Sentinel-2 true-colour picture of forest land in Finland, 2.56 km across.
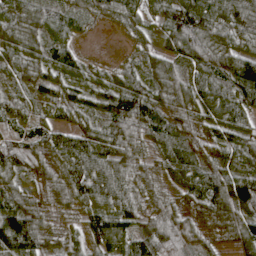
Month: April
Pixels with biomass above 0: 96%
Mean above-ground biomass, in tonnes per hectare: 68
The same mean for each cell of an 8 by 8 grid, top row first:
58 67 37 47 60 98 106 108
80 75 27 2 35 70 93 67
44 65 48 47 75 72 72 99
48 30 46 85 98 58 75 76
98 70 84 89 41 56 51 63
68 48 92 101 52 63 96 82
91 35 45 73 53 47 62 84
148 53 56 100 82 96 34 65
